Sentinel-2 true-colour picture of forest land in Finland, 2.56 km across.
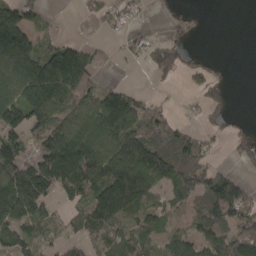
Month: April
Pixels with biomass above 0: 65%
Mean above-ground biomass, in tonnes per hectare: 86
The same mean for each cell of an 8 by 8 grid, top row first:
130 17 20 46 13 21 4 0
229 72 75 11 55 75 2 0
150 217 130 10 2 31 59 0
117 129 125 165 95 18 54 7
100 119 196 141 140 121 40 65
138 143 140 151 183 129 117 38
154 51 69 181 94 49 122 130
92 39 45 87 92 70 87 113
